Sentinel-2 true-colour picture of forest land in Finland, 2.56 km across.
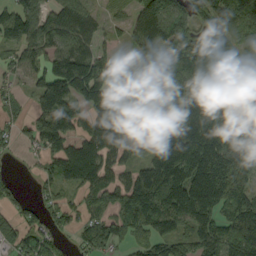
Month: September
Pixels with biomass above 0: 81%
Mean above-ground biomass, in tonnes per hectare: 100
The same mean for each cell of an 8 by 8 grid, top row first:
101 89 104 25 115 120 105 127
74 100 104 22 87 110 160 91
35 115 156 101 25 103 127 98
29 121 79 169 101 132 125 188
32 83 89 134 136 170 167 179
15 50 110 69 113 170 221 125
46 44 47 65 126 132 124 126
68 57 37 62 54 85 98 125
